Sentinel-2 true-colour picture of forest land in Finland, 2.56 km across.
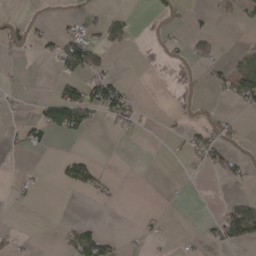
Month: April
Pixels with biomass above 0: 19%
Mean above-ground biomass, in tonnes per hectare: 18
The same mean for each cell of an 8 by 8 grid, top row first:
5 2 14 25 0 17 11 16
15 20 105 27 0 7 19 6
4 1 51 48 0 0 14 54
9 55 78 53 10 3 9 11
18 16 3 0 0 5 54 12
5 1 72 10 0 1 9 22
3 0 0 4 1 0 0 65
12 0 49 20 9 6 20 56
